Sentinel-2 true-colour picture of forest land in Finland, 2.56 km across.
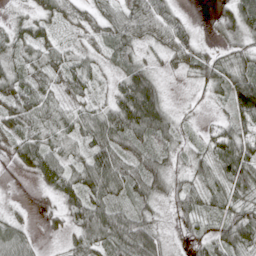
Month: April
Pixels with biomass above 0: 89%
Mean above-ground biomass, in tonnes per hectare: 50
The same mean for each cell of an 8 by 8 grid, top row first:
19 39 33 50 68 40 4 80
40 42 24 50 29 57 26 40
46 27 49 28 87 7 59 86
44 42 34 68 137 26 8 92
41 56 39 71 56 44 39 80
6 58 62 92 88 51 54 95
9 12 66 61 41 49 47 64
57 5 44 77 111 16 64 96
